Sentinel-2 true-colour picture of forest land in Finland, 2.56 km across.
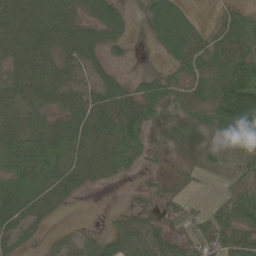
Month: June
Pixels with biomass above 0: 79%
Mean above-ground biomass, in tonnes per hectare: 49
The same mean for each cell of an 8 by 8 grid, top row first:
64 82 46 57 26 83 8 48
64 62 71 34 1 73 61 70
46 66 34 37 30 41 59 99
41 44 70 69 63 21 74 97
57 84 68 68 34 2 32 68
67 74 63 31 12 28 24 50
75 48 2 6 29 33 26 63
43 14 32 48 67 43 55 57
